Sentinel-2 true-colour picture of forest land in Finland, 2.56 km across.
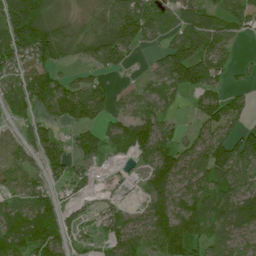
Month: July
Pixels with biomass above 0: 77%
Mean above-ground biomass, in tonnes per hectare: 85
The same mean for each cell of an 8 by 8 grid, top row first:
183 97 19 106 117 88 89 83
138 176 90 170 48 126 104 15
78 119 50 31 50 152 116 16
59 69 100 63 85 31 89 63
51 57 46 64 89 80 112 126
66 44 46 9 60 125 135 96
62 67 33 49 72 119 151 147
86 97 45 67 103 172 91 62
